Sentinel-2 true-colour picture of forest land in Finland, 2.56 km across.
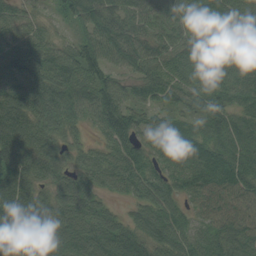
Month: August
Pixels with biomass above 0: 96%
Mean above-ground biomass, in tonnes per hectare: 89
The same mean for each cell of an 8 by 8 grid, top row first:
57 22 93 95 68 72 67 112
82 78 92 99 76 75 87 65
92 102 103 69 75 72 78 86
141 110 87 116 61 66 96 72
149 83 37 71 60 117 101 98
133 73 63 77 86 89 117 118
142 85 108 39 77 74 100 124
113 114 112 130 90 94 87 103
